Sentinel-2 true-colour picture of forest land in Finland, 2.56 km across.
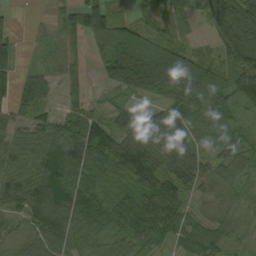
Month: September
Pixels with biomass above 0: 89%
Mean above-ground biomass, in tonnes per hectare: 73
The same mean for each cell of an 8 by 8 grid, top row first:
9 16 85 72 41 81 87 107
39 42 35 109 122 86 30 157
50 52 38 45 88 155 144 134
47 40 59 47 57 90 107 47
74 98 120 97 107 102 45 52
76 114 71 47 109 102 53 52
61 120 100 64 90 69 31 47
46 88 69 56 56 39 68 38
